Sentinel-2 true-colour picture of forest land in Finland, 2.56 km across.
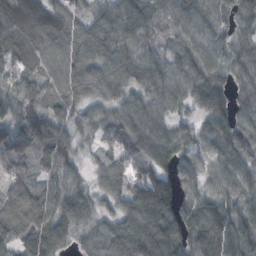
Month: October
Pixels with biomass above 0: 95%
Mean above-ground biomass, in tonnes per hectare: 81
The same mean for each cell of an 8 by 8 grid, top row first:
120 107 45 78 76 83 93 69
100 108 92 91 65 58 101 75
57 85 109 97 85 85 104 65
84 77 65 57 86 55 93 64
104 118 48 53 81 92 87 93
70 56 46 68 82 81 61 79
103 77 86 48 119 90 92 64
71 97 34 76 111 76 126 91
